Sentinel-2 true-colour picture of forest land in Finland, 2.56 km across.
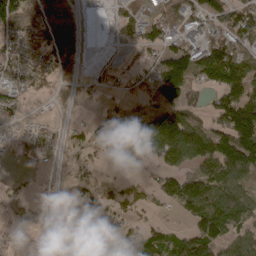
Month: April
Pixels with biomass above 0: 68%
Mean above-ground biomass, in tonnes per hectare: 64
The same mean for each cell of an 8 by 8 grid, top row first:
102 84 25 21 54 72 77 99
62 101 48 6 55 75 94 90
50 35 19 13 44 157 74 117
37 6 5 28 47 96 49 179
21 36 45 77 125 164 107 164
9 8 34 10 21 91 95 96
23 17 91 60 30 43 129 99
14 15 11 69 108 75 115 79
